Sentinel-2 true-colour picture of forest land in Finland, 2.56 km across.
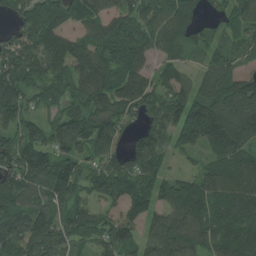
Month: July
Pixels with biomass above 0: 89%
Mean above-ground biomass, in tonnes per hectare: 129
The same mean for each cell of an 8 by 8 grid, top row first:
87 185 142 121 110 157 43 99
135 153 116 184 126 106 70 73
147 113 135 137 117 127 115 120
127 62 108 146 97 130 242 193
127 103 129 115 110 97 127 134
150 175 142 176 139 83 122 135
138 132 105 73 104 167 164 160
164 151 71 120 92 206 149 161
